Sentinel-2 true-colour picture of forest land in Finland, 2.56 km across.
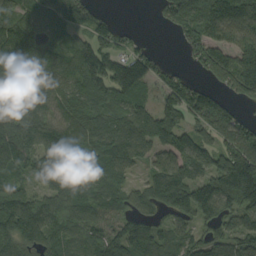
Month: September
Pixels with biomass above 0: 85%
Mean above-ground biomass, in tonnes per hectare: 121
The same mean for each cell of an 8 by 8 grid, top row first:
137 152 118 34 0 135 148 131
185 128 103 92 32 16 165 134
176 123 131 151 122 89 62 196
138 93 134 113 100 137 178 47
166 148 135 130 107 135 104 142
85 119 164 92 47 132 136 234
168 117 144 97 86 128 159 127
145 115 84 138 144 96 93 112
